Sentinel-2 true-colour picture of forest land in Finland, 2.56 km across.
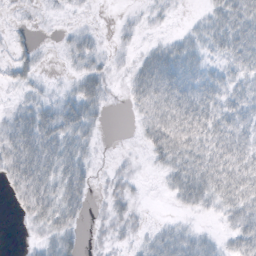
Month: October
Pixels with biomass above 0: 66%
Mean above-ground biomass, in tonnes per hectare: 21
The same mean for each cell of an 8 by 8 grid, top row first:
3 3 3 1 6 3 18 37
14 2 22 6 11 25 19 32
17 4 25 9 37 41 27 19
21 33 42 2 23 44 28 21
44 48 30 0 14 42 32 25
40 42 32 8 3 27 37 33
11 38 21 12 3 7 14 30
1 20 14 9 13 29 14 28
